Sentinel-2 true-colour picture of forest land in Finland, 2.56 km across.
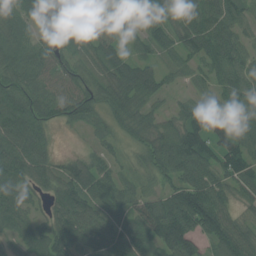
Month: July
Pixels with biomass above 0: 91%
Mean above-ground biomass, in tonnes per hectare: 73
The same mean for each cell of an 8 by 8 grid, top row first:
70 22 108 74 60 63 97 69
81 58 55 67 50 59 91 75
73 68 70 86 89 26 48 85
96 73 80 65 63 39 74 74
99 44 10 35 59 101 85 75
86 72 96 64 43 80 85 86
76 44 100 72 83 127 127 43
50 92 80 81 75 136 64 97
